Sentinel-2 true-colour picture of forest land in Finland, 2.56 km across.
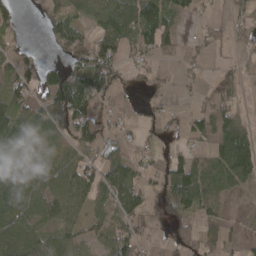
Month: April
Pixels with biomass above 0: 64%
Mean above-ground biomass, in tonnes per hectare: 50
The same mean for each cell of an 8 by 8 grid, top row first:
37 40 44 70 92 49 11 33
24 17 85 89 61 46 33 20
73 78 82 89 25 17 18 44
66 72 91 31 17 13 50 28
47 33 61 45 23 18 38 103
44 54 70 67 37 80 70 103
68 58 42 47 44 65 53 15
85 54 41 82 29 33 45 30
